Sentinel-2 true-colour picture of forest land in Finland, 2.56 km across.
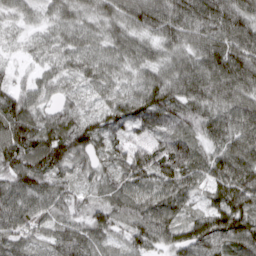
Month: March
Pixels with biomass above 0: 98%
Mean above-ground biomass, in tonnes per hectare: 84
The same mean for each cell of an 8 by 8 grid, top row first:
41 39 53 67 105 115 115 100
17 45 63 62 63 70 106 117
35 45 53 62 67 103 123 119
116 55 60 92 113 100 90 94
127 120 112 80 62 99 61 109
107 97 53 63 99 112 78 125
106 77 54 82 98 91 71 115
87 64 97 52 75 83 122 112
